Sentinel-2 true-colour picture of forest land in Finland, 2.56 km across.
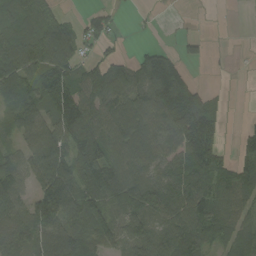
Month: September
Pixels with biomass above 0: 73%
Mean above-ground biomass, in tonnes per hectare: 68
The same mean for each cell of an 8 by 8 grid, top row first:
58 43 19 26 3 2 1 0
89 90 44 16 24 14 0 1
81 90 60 93 113 164 1 0
80 60 119 75 85 151 105 1
35 91 130 83 73 78 154 35
56 109 85 100 73 75 90 74
62 156 94 79 108 77 89 59
66 76 86 56 85 77 54 53
